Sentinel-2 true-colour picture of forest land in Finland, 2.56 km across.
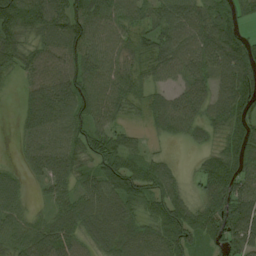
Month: August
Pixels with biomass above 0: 88%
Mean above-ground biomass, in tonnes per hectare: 74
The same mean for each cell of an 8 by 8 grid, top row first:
126 121 101 84 60 85 80 63
85 75 90 71 67 89 105 98
23 90 85 76 60 48 71 109
22 105 78 60 41 82 60 88
23 86 77 73 21 18 32 104
28 68 56 100 89 37 82 96
53 33 68 78 60 93 71 114
74 109 59 74 70 105 59 96
